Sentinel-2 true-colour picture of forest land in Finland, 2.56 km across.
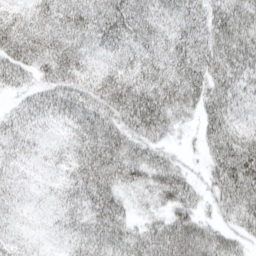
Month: April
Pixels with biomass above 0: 93%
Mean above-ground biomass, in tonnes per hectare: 53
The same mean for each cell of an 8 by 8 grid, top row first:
44 44 57 66 55 53 62 71
61 56 44 43 50 63 62 68
38 47 56 60 64 74 66 55
30 48 60 66 96 50 57 41
39 36 49 70 55 14 51 81
34 31 55 62 46 52 39 110
37 33 45 59 20 53 23 75
34 25 40 54 60 89 73 34
